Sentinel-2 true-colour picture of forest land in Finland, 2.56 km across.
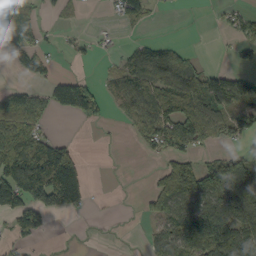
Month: September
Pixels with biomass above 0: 48%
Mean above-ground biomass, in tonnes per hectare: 62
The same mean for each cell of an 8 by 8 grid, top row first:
91 12 9 15 43 2 3 39
63 24 21 8 50 37 0 34
5 47 69 42 98 102 86 72
34 18 115 23 102 104 95 96
131 101 14 1 47 92 40 29
145 203 109 1 2 130 97 121
114 108 52 1 22 112 111 135
43 9 2 1 17 124 168 129
